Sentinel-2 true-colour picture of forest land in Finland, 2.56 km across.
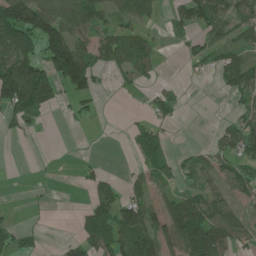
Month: June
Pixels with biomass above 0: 51%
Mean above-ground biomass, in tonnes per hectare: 52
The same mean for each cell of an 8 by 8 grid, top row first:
152 102 85 49 47 37 97 62
126 120 88 66 58 9 51 49
199 90 127 11 28 9 6 84
82 20 20 2 15 18 0 32
2 2 3 2 45 7 15 69
3 3 11 17 51 36 45 60
5 3 12 79 105 106 89 43
36 5 44 109 106 103 134 48
